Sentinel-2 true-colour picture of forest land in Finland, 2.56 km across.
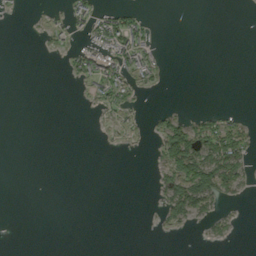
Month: September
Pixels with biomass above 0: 20%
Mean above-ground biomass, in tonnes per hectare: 16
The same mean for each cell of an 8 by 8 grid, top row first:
4 6 35 42 16 0 0 0
0 9 22 61 46 0 0 0
0 0 24 71 17 0 0 0
0 0 0 16 7 15 12 6
0 0 0 1 3 115 81 58
0 0 0 0 0 77 111 45
0 0 0 0 0 51 35 4
0 0 0 0 0 0 9 2
